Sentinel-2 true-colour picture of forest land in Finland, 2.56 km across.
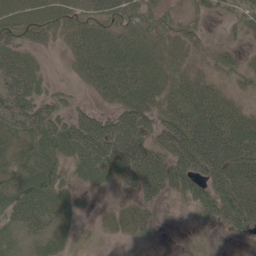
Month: May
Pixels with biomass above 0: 79%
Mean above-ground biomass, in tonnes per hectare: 41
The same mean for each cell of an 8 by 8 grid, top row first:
55 52 40 34 32 17 19 25
43 18 46 64 51 38 16 16
54 16 26 66 59 48 31 21
48 38 24 36 57 64 76 38
43 57 67 87 59 77 77 67
40 52 33 52 76 62 54 57
57 55 16 8 25 12 59 74
16 31 9 6 11 1 14 23
